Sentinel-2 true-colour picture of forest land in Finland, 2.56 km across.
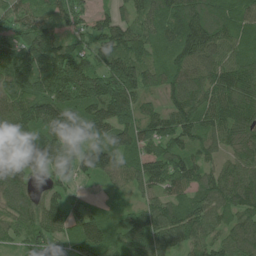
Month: June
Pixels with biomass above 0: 93%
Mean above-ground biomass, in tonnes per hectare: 108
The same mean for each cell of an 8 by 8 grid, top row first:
88 82 85 71 94 137 132 101
76 105 63 119 95 113 136 85
149 167 166 159 114 106 123 151
152 161 143 129 86 126 132 142
66 118 121 127 100 101 83 106
107 52 58 76 121 129 83 117
125 112 55 38 95 100 116 116
51 78 105 99 166 97 91 116
